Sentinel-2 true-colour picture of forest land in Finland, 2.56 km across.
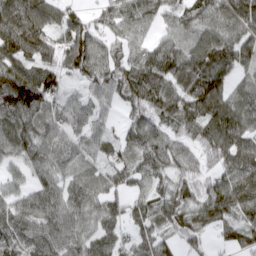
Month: March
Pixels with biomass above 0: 90%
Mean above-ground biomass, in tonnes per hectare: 79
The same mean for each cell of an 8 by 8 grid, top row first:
118 91 50 79 68 60 84 124
113 80 120 71 55 84 117 104
122 80 52 87 127 108 141 47
100 56 69 28 84 107 117 93
76 79 49 47 86 62 85 105
38 61 45 54 56 55 52 111
71 80 72 57 68 81 89 93
97 98 77 68 68 51 27 59
